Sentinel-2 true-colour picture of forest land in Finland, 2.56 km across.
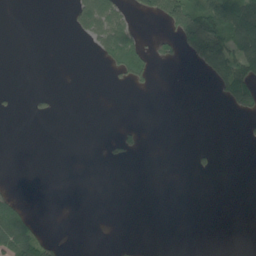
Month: June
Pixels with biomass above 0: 17%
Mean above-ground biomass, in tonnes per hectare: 24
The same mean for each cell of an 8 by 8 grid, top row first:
0 0 54 79 26 135 165 166
0 0 1 74 35 29 187 113
0 0 0 8 28 0 18 111
4 8 0 0 0 0 0 39
0 0 0 11 10 0 3 2
0 0 0 0 0 0 5 0
48 0 0 0 0 0 0 0
125 23 0 1 1 0 0 0
